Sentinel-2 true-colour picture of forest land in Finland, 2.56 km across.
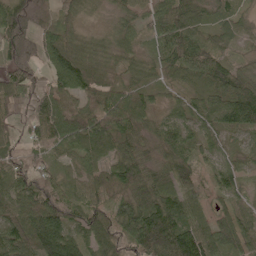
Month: May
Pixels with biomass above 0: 94%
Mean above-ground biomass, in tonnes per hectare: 66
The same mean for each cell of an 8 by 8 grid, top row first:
103 34 36 24 41 87 42 35
77 69 43 35 28 101 65 23
68 57 88 35 38 29 72 68
35 79 105 88 57 41 66 113
39 48 71 62 57 83 51 26
64 51 43 64 83 93 34 57
83 119 54 55 120 91 39 60
95 139 85 58 120 135 97 75
